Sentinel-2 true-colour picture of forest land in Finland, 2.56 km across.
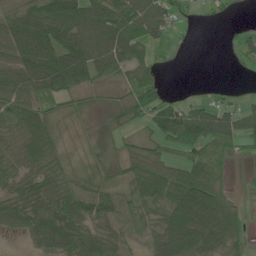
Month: June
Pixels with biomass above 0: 75%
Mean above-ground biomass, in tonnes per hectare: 56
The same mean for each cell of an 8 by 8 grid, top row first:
60 94 93 87 94 37 8 3
83 84 84 86 56 6 0 22
86 96 63 28 65 0 1 2
77 52 15 18 69 72 62 51
75 85 8 9 42 67 94 39
74 78 42 19 71 79 80 2
75 86 81 71 47 88 137 27
10 61 83 63 34 94 91 47
